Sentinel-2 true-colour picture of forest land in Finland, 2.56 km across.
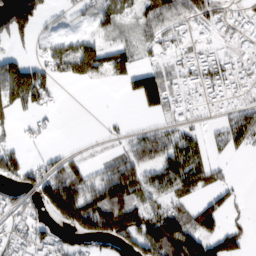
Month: February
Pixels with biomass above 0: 60%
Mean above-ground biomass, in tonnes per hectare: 69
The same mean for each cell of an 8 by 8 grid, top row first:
135 35 27 55 64 98 94 79
32 42 89 55 34 65 40 47
172 75 59 43 96 45 82 60
62 33 0 2 33 71 39 61
30 15 14 18 103 99 46 55
81 104 78 113 86 129 74 3
73 91 152 134 93 64 76 19
49 91 68 100 118 146 113 64
